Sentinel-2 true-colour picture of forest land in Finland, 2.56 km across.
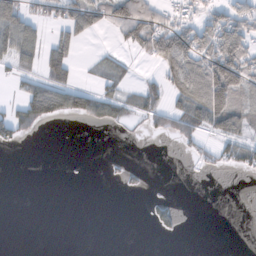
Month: November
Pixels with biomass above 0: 35%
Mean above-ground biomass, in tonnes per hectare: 40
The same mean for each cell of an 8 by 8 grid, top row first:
109 35 72 75 78 44 60 87
105 71 27 9 54 138 105 131
24 84 18 42 21 79 140 108
53 109 82 57 60 63 146 97
27 0 0 0 1 16 20 68
0 0 1 6 9 0 5 8
0 0 0 0 6 27 0 0
0 0 0 0 0 3 0 0
